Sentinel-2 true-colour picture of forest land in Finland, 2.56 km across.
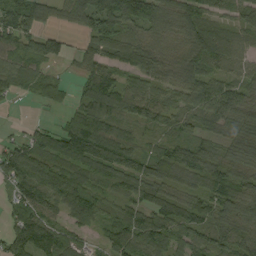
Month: September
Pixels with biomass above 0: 86%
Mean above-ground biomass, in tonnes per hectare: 78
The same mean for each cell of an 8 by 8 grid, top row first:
124 53 99 147 120 79 62 54
92 26 34 96 79 45 103 48
63 53 41 81 74 67 82 57
3 12 88 93 72 58 87 102
44 82 139 122 40 81 59 92
107 102 84 79 89 74 96 78
74 80 94 37 79 98 80 82
112 130 44 76 111 72 76 65
